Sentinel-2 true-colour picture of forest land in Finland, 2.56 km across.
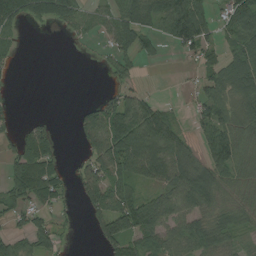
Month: August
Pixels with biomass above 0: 62%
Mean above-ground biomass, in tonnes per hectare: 62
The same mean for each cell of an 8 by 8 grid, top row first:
108 110 80 71 75 135 56 105
28 0 7 53 54 38 48 75
8 0 0 29 11 2 51 111
12 2 30 106 100 21 64 60
44 59 35 132 134 94 62 71
84 85 53 99 83 106 83 54
66 64 21 100 91 93 62 58
52 64 2 85 63 82 78 32
